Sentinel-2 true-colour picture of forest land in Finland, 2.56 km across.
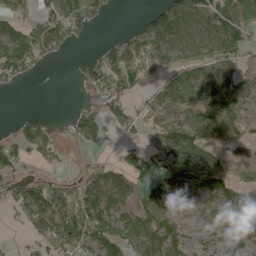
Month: May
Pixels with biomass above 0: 64%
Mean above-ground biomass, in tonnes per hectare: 50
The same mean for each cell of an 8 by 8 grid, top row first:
46 47 71 16 24 88 72 48
98 57 6 60 106 86 72 62
42 0 31 93 69 43 78 42
4 4 23 35 40 54 81 49
49 41 20 10 32 74 64 51
34 31 37 58 43 64 70 23
40 99 83 66 62 25 33 78
7 55 77 69 75 44 15 33
